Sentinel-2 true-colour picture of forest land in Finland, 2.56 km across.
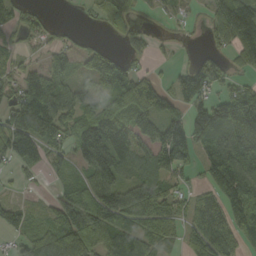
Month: September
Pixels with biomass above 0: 72%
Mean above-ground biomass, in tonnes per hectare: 81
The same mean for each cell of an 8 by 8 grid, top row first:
48 17 6 67 18 29 32 112
44 36 48 32 48 21 19 72
71 118 43 133 72 51 101 34
116 142 84 106 132 74 124 174
115 121 144 139 71 176 89 129
20 28 46 92 67 64 65 156
68 43 138 129 107 62 131 164
38 73 96 73 83 46 126 93
